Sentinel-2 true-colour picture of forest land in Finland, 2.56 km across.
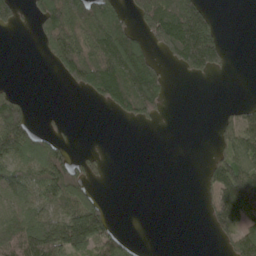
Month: May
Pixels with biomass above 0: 44%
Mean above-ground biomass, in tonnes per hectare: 76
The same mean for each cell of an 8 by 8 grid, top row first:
56 119 141 118 126 210 90 0
0 67 150 234 103 194 223 0
3 0 101 211 221 6 19 0
134 3 0 40 122 0 0 53
145 89 2 0 0 0 4 106
104 154 85 6 0 0 43 149
90 100 163 18 0 0 36 122
138 197 171 100 2 0 3 112
